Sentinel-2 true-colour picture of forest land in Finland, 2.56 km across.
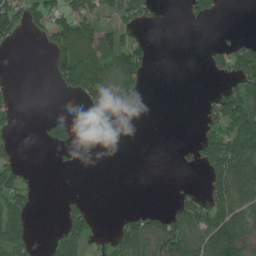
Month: July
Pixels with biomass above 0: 37%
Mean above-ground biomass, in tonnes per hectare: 40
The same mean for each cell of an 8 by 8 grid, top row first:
78 60 63 38 41 0 34 0
8 40 115 73 38 0 25 49
1 10 87 79 29 0 7 70
13 10 3 28 15 0 26 109
14 38 16 0 0 6 62 93
55 0 0 0 0 1 46 111
76 0 41 1 24 45 69 85
82 15 70 42 111 101 81 110
